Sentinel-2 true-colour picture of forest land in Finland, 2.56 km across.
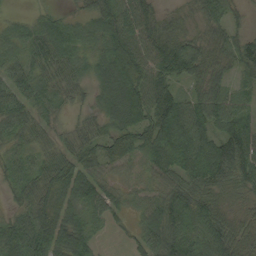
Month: September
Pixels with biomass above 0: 91%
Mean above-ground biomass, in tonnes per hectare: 56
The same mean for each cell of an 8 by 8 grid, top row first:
12 28 32 73 67 18 47 24
36 69 45 70 65 67 48 55
80 44 41 80 74 53 55 28
70 48 24 64 80 84 66 49
34 45 57 68 66 68 61 76
42 67 104 44 33 52 60 57
28 80 61 48 45 67 60 27
70 109 69 1 55 82 79 64
